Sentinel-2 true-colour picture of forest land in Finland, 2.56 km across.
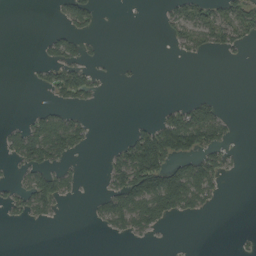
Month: August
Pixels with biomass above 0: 29%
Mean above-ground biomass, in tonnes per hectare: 31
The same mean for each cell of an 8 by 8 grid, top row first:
0 2 57 0 0 42 58 72
0 28 34 0 0 17 34 22
0 33 65 3 3 0 0 0
0 31 18 0 0 39 54 0
51 115 42 9 117 125 75 5
18 64 17 45 153 104 75 4
33 47 0 66 109 66 21 0
0 0 0 7 10 0 0 5
